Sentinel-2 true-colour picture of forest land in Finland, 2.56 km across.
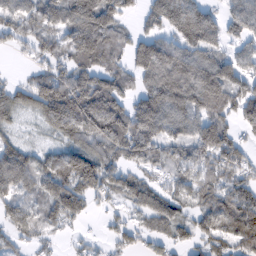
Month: February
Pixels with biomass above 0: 80%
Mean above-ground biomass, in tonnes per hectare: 83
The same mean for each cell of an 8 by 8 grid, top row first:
80 77 159 123 56 142 88 87
28 50 108 72 124 93 98 49
17 92 117 94 76 152 159 114
63 95 143 129 141 134 96 77
53 35 79 103 120 79 125 68
109 92 136 72 49 61 74 64
67 62 67 23 74 65 72 105
34 24 15 33 48 50 62 77
